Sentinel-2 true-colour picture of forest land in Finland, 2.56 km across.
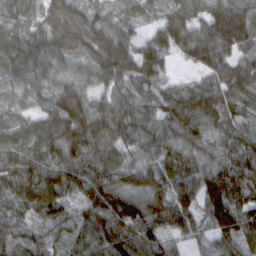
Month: March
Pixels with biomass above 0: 96%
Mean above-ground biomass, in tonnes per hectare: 93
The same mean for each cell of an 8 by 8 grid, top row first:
71 85 104 54 65 93 104 134
121 123 100 136 99 104 142 98
99 83 72 90 100 41 76 142
66 91 140 100 85 111 122 80
87 105 130 87 96 76 66 96
99 114 111 84 84 94 100 103
55 83 61 127 98 90 99 117
79 55 72 98 84 38 53 99
